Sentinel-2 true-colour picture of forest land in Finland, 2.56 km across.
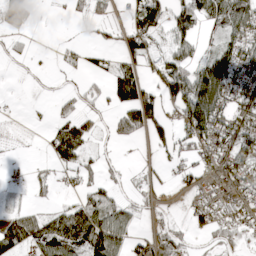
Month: April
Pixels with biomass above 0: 55%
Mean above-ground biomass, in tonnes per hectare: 45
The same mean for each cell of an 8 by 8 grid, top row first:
101 2 16 14 102 61 74 102
13 2 17 17 52 34 27 72
1 3 10 58 46 71 124 63
1 8 57 35 112 42 137 75
1 26 72 20 10 47 66 70
9 20 42 17 10 20 43 72
17 22 69 66 16 4 45 45
62 87 109 98 27 46 17 31
